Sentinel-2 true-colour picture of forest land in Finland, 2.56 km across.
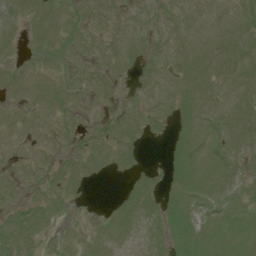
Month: July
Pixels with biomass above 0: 74%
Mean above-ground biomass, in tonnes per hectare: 9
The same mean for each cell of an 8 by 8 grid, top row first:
5 7 7 7 8 10 10 15
4 6 6 9 10 11 11 12
7 7 6 8 6 10 10 15
3 7 5 8 10 10 11 17
2 4 6 11 5 10 12 15
6 7 7 2 6 11 13 10
10 13 1 3 12 12 10 11
16 4 4 8 9 12 12 12
